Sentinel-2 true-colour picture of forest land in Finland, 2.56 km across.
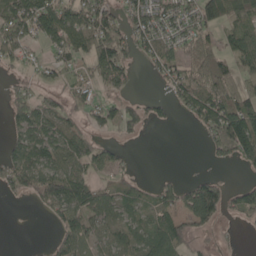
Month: May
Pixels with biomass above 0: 61%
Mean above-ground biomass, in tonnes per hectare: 57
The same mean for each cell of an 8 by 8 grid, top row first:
92 97 93 60 72 60 85 69
76 41 70 109 51 55 70 75
23 26 38 59 6 78 125 79
63 70 42 46 38 26 116 99
51 86 83 20 4 0 39 119
78 91 84 34 11 9 25 7
2 38 86 57 47 70 129 58
0 15 69 58 70 90 18 5
